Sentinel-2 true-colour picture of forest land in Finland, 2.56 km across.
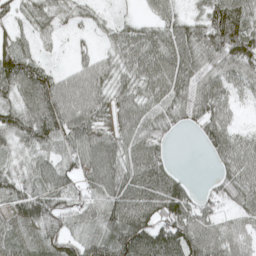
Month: May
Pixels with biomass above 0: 88%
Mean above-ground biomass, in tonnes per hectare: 73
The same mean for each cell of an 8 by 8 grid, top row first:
47 54 36 25 24 46 86 101
84 17 17 44 88 94 98 119
129 86 69 60 77 100 73 59
81 130 95 58 70 59 94 32
47 76 88 76 83 8 50 59
55 71 64 94 99 49 12 80
65 97 66 101 110 125 55 51
62 79 62 98 128 137 98 59
